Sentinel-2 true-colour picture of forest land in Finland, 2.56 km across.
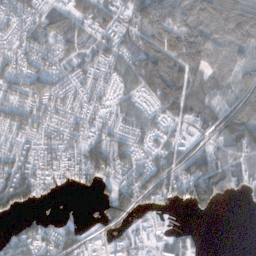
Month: November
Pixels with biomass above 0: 78%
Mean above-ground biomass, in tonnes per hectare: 79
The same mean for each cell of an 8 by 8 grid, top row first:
75 70 71 73 118 138 151 170
64 72 71 72 113 165 125 68
104 96 65 56 128 156 66 61
92 85 73 48 60 88 68 111
64 64 84 107 60 67 41 114
149 63 64 75 114 95 160 80
68 7 5 84 46 19 46 2
99 99 79 63 32 35 2 1
